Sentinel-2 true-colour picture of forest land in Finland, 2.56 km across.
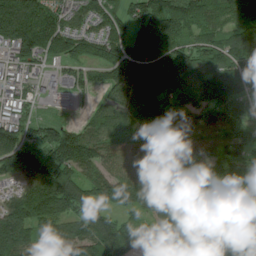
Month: July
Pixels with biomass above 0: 89%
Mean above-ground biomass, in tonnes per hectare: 110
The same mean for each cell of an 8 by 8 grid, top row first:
200 135 79 83 128 152 98 97
137 140 97 135 137 143 123 137
61 26 58 102 154 173 122 100
53 9 20 95 127 94 139 101
148 137 157 92 126 127 93 108
97 173 94 90 102 101 100 95
137 171 127 78 99 138 57 99
161 66 137 156 87 55 81 84
